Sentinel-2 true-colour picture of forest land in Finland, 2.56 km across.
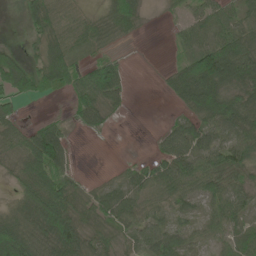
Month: June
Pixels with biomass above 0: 74%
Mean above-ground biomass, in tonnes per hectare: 53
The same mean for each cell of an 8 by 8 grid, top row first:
4 76 42 54 24 14 65 40
16 62 43 17 0 20 86 93
86 71 57 89 0 58 132 86
29 4 52 27 0 20 77 82
43 113 3 1 0 67 59 70
45 86 15 13 49 90 92 64
46 136 56 77 51 44 40 59
135 97 98 50 63 55 31 47
